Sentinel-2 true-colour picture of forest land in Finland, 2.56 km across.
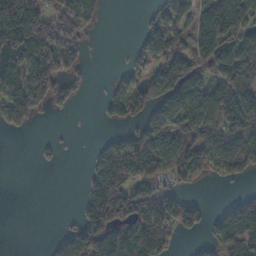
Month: November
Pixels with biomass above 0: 56%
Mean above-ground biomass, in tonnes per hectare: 69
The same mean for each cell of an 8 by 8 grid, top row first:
171 90 95 0 14 56 76 97
195 152 47 1 39 67 91 112
112 146 23 22 44 106 56 110
65 18 2 36 48 86 93 121
0 14 0 53 123 84 137 97
0 0 9 125 72 61 33 48
0 0 32 160 98 106 24 78
0 8 119 200 135 40 38 126
